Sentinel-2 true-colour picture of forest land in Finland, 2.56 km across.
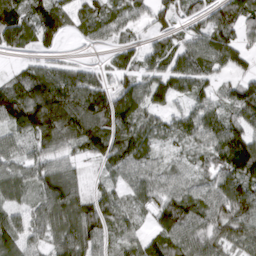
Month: March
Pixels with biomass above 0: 85%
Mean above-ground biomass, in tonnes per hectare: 83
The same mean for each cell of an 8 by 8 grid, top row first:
110 121 62 69 42 66 62 89
62 43 9 38 51 69 93 67
63 136 108 71 68 90 58 56
129 198 178 154 90 53 86 88
57 96 82 118 79 45 79 141
79 115 39 47 69 52 52 123
63 115 97 65 52 106 86 119
96 73 109 44 65 95 86 75
